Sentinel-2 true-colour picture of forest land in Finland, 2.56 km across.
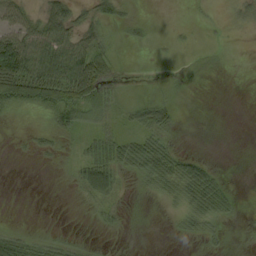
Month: September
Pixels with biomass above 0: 43%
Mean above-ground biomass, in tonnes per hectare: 24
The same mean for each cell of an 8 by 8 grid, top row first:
38 55 28 25 2 0 3 18
119 74 52 20 5 6 4 0
124 87 97 33 0 8 3 0
16 34 54 29 32 18 0 0
2 11 20 49 46 13 0 0
0 0 29 59 35 55 38 0
0 0 5 18 2 16 49 7
37 20 8 2 0 4 12 0
